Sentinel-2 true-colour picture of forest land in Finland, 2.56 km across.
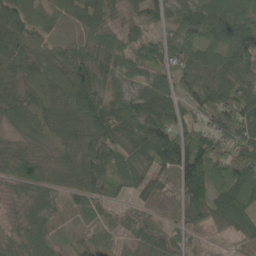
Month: May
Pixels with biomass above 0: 95%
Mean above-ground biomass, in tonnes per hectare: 77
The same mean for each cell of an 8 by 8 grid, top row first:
93 49 66 48 81 67 97 84
95 48 70 62 66 62 73 86
76 58 119 52 50 59 85 84
75 73 110 101 126 96 103 140
54 47 111 118 117 134 103 120
74 74 112 74 76 90 95 112
31 53 47 49 59 50 104 104
51 56 37 45 58 59 27 57
